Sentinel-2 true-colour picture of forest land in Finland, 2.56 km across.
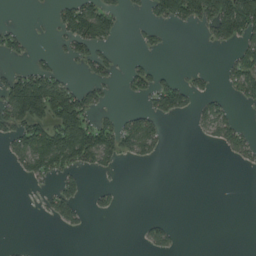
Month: August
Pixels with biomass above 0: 31%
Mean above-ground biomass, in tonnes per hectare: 39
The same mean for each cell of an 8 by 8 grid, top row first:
0 8 110 54 16 84 105 190
36 8 58 22 17 0 11 54
93 101 22 27 51 35 13 74
109 130 142 19 52 59 38 11
51 124 158 77 67 0 9 42
9 49 30 8 0 0 0 0
0 25 31 21 0 0 0 0
2 0 0 0 19 20 0 0
